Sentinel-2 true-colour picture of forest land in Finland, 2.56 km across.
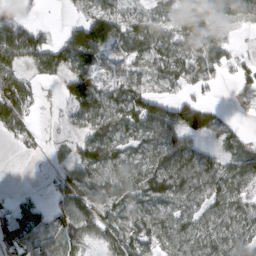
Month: March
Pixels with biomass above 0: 77%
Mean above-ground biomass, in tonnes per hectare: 72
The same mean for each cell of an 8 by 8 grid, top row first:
68 1 42 96 68 56 78 49
119 85 160 72 86 90 79 17
98 38 105 52 74 65 46 51
116 6 75 95 109 98 60 14
33 21 62 116 73 99 29 38
0 11 91 87 118 131 107 71
54 51 117 81 79 80 94 82
66 62 68 66 84 86 106 95
